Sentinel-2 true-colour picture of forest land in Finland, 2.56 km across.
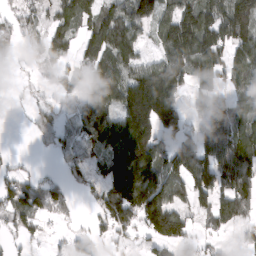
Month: March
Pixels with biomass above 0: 69%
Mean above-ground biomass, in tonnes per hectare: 92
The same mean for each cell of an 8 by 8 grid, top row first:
52 47 97 102 116 121 129 191
38 68 68 138 36 185 185 127
7 17 41 89 162 130 83 96
7 52 60 90 266 126 109 80
2 41 102 119 197 78 104 153
57 23 50 110 164 101 126 127
117 85 16 142 200 97 77 85
33 26 75 53 41 119 25 23
